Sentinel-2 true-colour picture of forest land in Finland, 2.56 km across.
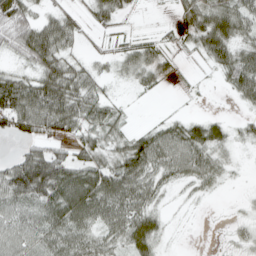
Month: April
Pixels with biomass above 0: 73%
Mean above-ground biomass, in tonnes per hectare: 42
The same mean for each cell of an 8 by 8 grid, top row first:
69 29 21 34 1 18 69 67
44 84 18 19 36 16 55 50
51 71 54 19 25 8 3 65
83 80 63 37 0 6 7 9
13 35 49 40 60 73 67 21
85 93 66 71 63 42 45 6
50 63 83 74 56 4 2 8
48 57 58 43 66 4 3 22
